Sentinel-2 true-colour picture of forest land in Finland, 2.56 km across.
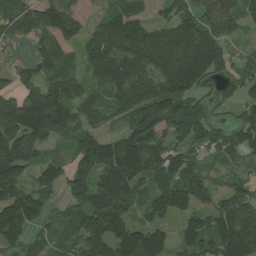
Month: July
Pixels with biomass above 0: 84%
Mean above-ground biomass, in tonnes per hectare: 109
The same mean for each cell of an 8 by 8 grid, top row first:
146 159 60 81 62 89 105 82
25 120 75 130 161 158 159 23
71 85 75 126 126 177 70 76
238 232 93 89 161 136 60 67
195 66 90 101 144 65 62 91
140 81 114 203 114 129 54 37
187 59 103 149 61 118 82 150
80 41 73 136 151 59 97 216
